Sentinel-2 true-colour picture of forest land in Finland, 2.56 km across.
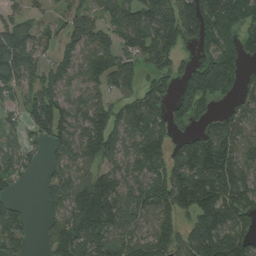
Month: August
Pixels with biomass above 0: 77%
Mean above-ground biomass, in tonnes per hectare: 109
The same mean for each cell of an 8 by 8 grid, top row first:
55 31 69 81 148 150 153 139
153 59 95 104 153 113 85 103
101 88 76 122 94 86 196 77
57 147 105 105 128 90 51 72
63 99 145 124 131 59 123 118
74 60 96 115 101 130 172 121
68 64 173 152 122 144 158 151
105 61 137 110 95 128 177 134
